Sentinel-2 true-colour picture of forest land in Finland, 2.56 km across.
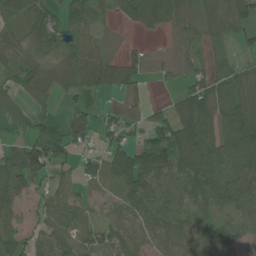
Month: June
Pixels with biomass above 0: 77%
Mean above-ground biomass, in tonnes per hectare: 59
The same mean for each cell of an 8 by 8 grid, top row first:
39 58 46 25 79 46 59 69
48 45 64 19 14 20 35 29
50 52 87 78 21 14 61 57
33 28 57 18 17 65 84 89
42 106 50 56 65 105 90 122
84 64 32 55 121 87 113 82
36 66 46 29 88 80 79 62
62 80 73 57 66 73 74 50
